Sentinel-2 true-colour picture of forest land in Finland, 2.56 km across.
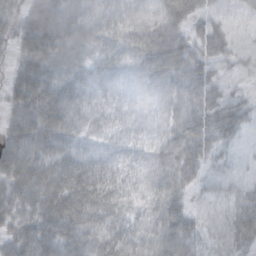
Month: October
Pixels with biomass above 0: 92%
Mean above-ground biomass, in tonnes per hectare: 50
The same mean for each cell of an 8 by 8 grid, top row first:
32 106 70 47 40 59 34 25
37 90 67 42 57 64 43 24
46 81 48 27 32 67 52 13
51 103 44 24 17 50 54 42
67 80 35 20 19 53 43 25
74 86 74 36 27 51 24 31
47 77 85 51 34 51 18 56
48 66 65 58 49 73 17 42
